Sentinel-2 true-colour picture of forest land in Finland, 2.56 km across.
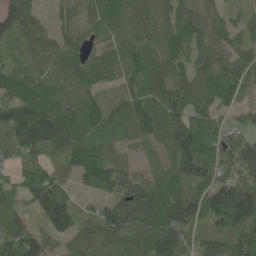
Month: June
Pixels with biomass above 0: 93%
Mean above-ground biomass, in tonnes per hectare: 87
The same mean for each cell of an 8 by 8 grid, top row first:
56 32 45 91 74 111 89 41
45 91 84 69 90 96 97 67
68 81 117 50 95 90 129 76
110 111 125 61 109 122 94 45
105 95 93 64 47 106 83 91
50 87 55 109 65 77 89 90
47 134 48 85 107 115 126 188
125 70 74 93 95 104 93 125
